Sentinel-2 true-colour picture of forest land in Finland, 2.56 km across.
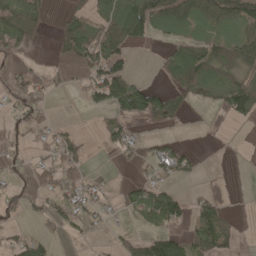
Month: May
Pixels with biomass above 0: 45%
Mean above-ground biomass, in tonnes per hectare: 37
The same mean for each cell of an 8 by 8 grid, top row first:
70 20 37 63 99 101 64 74
44 9 98 61 16 44 58 68
31 24 47 107 14 48 50 41
19 13 5 50 84 48 5 76
19 25 33 31 16 22 0 0
16 33 29 3 15 29 0 0
23 29 39 11 62 68 40 1
30 23 10 12 55 53 63 14
